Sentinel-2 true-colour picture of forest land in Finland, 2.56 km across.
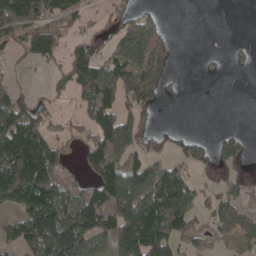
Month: April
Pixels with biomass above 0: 58%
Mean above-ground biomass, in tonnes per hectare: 80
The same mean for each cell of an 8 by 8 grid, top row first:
153 85 49 28 53 0 0 0
45 88 76 63 161 12 1 8
11 24 92 148 186 12 9 0
109 41 32 103 83 0 0 0
160 98 38 182 65 38 39 55
194 149 37 169 145 95 22 36
92 153 127 181 177 156 47 66
89 193 132 148 152 68 51 65
